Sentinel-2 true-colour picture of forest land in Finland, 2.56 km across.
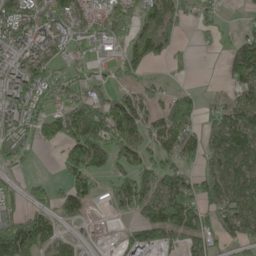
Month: May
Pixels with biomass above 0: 69%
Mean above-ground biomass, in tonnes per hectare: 96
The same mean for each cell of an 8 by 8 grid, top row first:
112 79 73 110 120 84 42 9
108 95 30 40 170 59 14 129
110 112 53 42 46 17 6 118
112 81 148 175 125 179 60 131
77 55 200 133 113 133 156 162
28 18 126 78 142 119 122 132
44 99 82 42 134 195 102 129
263 117 36 12 113 59 79 75
